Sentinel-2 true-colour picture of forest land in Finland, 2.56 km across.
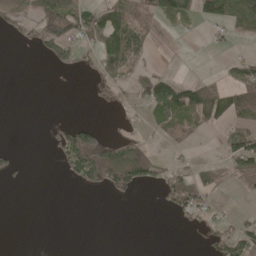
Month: May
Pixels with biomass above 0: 33%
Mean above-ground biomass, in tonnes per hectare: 40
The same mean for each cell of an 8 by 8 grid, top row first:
67 141 81 74 61 102 80 94
6 78 39 111 52 0 6 7
0 0 3 63 61 47 19 61
0 0 0 6 29 104 109 81
2 10 142 69 40 9 0 84
19 0 72 119 97 47 37 53
0 0 0 0 1 46 35 5
0 0 0 0 0 0 22 81
